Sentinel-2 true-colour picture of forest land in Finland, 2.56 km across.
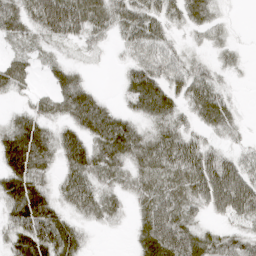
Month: April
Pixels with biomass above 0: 81%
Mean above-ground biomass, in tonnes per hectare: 42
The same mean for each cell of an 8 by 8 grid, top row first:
48 74 71 51 54 34 34 2
20 20 20 12 49 26 18 12
38 17 28 2 69 43 45 5
20 30 58 33 42 38 55 12
73 49 58 65 52 61 34 17
62 28 59 44 50 57 78 64
54 52 44 31 43 66 39 70
46 69 31 0 47 85 38 38
